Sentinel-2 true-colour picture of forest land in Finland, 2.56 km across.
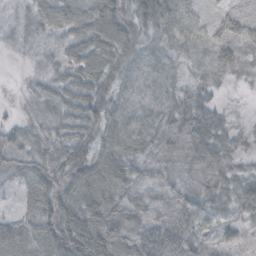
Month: October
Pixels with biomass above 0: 92%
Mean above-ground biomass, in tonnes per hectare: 48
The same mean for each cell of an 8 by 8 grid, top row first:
25 51 50 59 40 101 43 55
19 23 54 79 38 35 51 61
3 34 60 44 49 28 32 15
13 43 59 44 43 48 47 5
39 55 65 54 51 49 69 29
26 59 67 78 55 42 52 27
20 57 83 67 57 56 40 34
61 65 108 96 67 64 30 16
